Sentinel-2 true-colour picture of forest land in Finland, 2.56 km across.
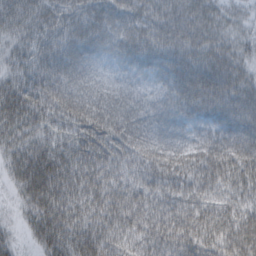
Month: March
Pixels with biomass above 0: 97%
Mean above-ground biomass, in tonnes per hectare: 56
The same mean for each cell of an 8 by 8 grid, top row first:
63 58 58 68 68 62 45 27
44 57 62 62 72 68 51 37
53 69 59 40 48 74 73 52
67 63 73 65 53 64 48 62
52 56 63 67 61 57 57 63
39 70 59 52 54 56 55 51
21 63 53 72 66 59 46 41
19 51 59 47 54 67 50 55
